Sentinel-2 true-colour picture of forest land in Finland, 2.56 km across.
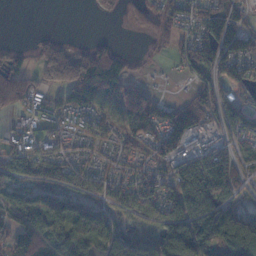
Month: November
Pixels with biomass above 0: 75%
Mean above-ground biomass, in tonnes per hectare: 69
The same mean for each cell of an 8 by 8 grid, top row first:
0 0 0 10 56 52 94 57
19 44 37 45 11 40 99 104
75 75 160 142 25 7 72 80
37 37 61 65 122 84 78 65
68 51 39 52 51 91 60 80
89 83 68 49 50 83 144 51
62 86 69 67 86 84 99 61
79 87 92 74 44 148 135 202
